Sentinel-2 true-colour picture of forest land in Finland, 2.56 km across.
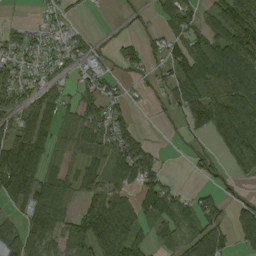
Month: August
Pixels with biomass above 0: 67%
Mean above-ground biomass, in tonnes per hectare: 66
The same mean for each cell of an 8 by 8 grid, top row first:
1 21 10 3 18 73 43 132
46 36 33 22 41 47 94 127
50 37 33 29 19 71 117 119
65 89 60 63 4 35 112 115
125 73 66 75 51 9 18 110
140 75 76 69 92 8 34 30
46 135 39 113 101 87 60 67
64 99 74 143 65 57 170 74
